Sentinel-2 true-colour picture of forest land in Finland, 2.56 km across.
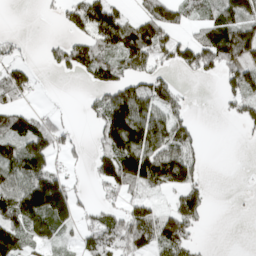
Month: April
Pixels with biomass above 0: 57%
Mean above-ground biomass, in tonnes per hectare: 67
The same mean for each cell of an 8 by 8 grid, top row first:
0 7 87 94 71 74 56 102
24 29 81 92 144 93 119 149
50 1 22 78 92 23 27 84
79 21 10 163 102 58 0 48
72 96 19 122 140 85 6 3
79 113 7 115 142 114 12 0
129 188 45 44 64 71 35 1
103 68 38 81 104 117 3 0
